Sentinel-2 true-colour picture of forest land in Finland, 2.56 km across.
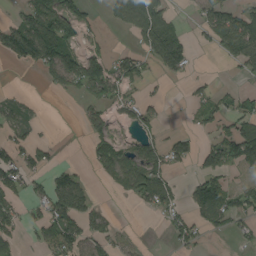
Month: August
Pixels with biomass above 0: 47%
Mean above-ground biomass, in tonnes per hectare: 59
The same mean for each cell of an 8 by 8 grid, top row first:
31 136 76 38 117 26 72 77
108 144 63 20 63 126 21 112
0 39 122 106 50 17 20 16
47 1 22 48 50 1 64 80
59 25 1 85 62 63 53 141
69 59 39 73 129 31 85 29
49 83 89 9 32 55 107 76
33 76 77 58 4 47 14 21
